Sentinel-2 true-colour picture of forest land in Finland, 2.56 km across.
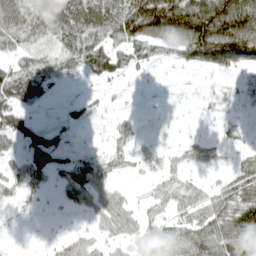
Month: April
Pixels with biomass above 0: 66%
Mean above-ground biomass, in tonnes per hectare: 54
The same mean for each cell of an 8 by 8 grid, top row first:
80 93 109 104 181 157 207 173
42 33 88 66 60 90 179 170
84 58 26 38 11 5 8 25
66 10 22 14 9 4 9 10
41 80 12 31 13 15 27 21
41 51 50 29 14 34 20 68
12 5 24 55 23 48 76 99
4 8 30 30 44 66 83 106
